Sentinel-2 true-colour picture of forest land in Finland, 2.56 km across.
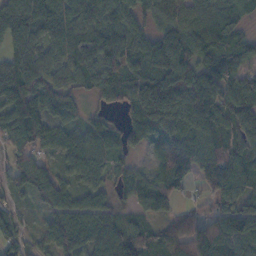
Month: November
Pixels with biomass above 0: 91%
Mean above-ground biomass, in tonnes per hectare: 79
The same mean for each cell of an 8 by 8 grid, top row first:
106 118 96 103 55 109 87 44
69 77 98 92 89 112 86 58
113 87 73 96 96 140 109 75
90 80 36 30 75 114 133 95
70 63 60 51 45 81 87 89
49 69 65 42 39 85 80 110
35 49 54 48 50 45 36 82
80 60 74 101 98 101 115 103
